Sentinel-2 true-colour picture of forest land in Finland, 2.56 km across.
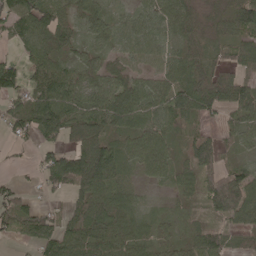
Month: May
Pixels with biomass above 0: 83%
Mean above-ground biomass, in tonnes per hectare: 66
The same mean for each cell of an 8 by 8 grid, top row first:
94 90 55 40 52 72 45 93
35 79 43 39 54 52 58 60
86 101 66 63 47 78 117 66
75 147 84 105 71 88 60 71
28 54 86 77 82 40 78 39
12 78 139 99 44 60 63 68
70 31 52 77 36 20 40 97
20 77 90 86 57 38 64 25
